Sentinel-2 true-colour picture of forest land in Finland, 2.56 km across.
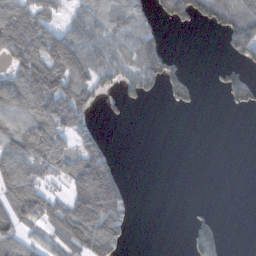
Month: November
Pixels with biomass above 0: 49%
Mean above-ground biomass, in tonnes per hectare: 56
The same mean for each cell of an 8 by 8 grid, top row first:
117 45 46 78 48 78 69 104
106 68 80 76 112 2 0 97
59 98 99 43 83 61 1 68
65 107 96 13 1 7 0 13
77 143 79 21 0 0 0 0
118 81 157 126 0 0 0 0
101 98 164 134 0 0 5 0
60 38 107 93 0 0 73 0
